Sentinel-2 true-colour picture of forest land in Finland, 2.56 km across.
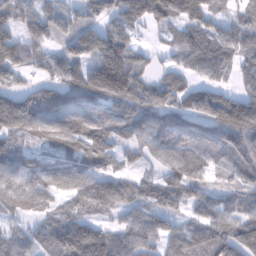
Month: February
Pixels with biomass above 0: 88%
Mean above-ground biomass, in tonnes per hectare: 96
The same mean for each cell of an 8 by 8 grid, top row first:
77 98 68 86 109 102 92 66
108 67 136 165 23 84 127 101
49 66 115 235 62 68 56 55
232 158 142 105 100 104 121 147
82 73 108 77 75 110 111 125
96 100 115 85 44 96 56 75
49 45 58 95 65 50 84 84
68 83 184 108 90 94 120 133
